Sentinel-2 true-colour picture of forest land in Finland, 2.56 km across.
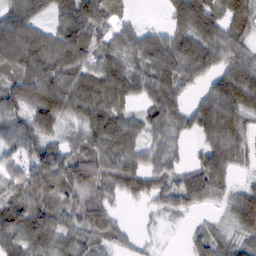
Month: February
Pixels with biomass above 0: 85%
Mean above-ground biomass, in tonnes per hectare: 69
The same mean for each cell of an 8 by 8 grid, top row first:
68 40 81 63 4 81 80 80
102 94 92 67 79 83 81 66
84 97 92 90 75 80 48 95
70 102 70 90 55 59 86 71
70 75 54 94 60 39 61 52
60 109 101 85 81 56 91 18
95 72 86 44 15 54 23 85
86 88 70 47 15 1 63 49
